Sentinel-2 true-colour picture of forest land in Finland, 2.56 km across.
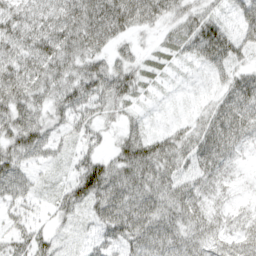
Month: April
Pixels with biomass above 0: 89%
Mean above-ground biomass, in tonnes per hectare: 59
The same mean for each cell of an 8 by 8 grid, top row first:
65 75 108 110 83 53 45 47
80 89 87 47 18 41 109 48
95 77 88 91 34 10 20 60
96 63 62 40 16 6 51 83
83 57 34 30 83 63 88 50
77 14 78 90 82 60 53 14
40 21 50 98 86 76 48 22
46 38 14 50 76 65 55 49
